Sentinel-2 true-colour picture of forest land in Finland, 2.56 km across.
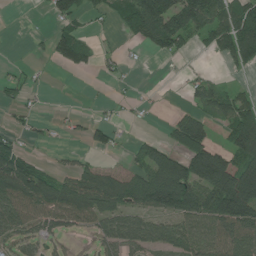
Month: July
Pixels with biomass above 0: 53%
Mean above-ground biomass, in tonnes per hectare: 63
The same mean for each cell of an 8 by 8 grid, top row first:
0 25 53 28 142 139 102 103
0 36 91 5 33 57 36 124
24 3 0 12 0 3 30 8
21 4 9 10 9 19 54 104
37 12 11 40 38 63 99 107
141 64 63 56 84 173 178 175
88 82 78 78 92 152 148 189
54 40 10 63 71 74 72 91
